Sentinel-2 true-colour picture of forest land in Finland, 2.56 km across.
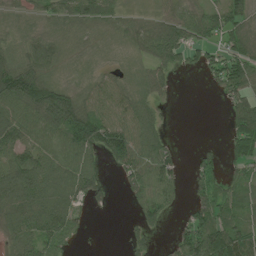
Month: June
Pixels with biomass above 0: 73%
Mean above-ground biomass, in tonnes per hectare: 55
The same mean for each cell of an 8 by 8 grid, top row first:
14 28 61 43 14 53 54 41
28 57 9 9 51 93 52 60
119 61 12 34 27 21 21 85
85 127 97 65 58 2 0 71
92 58 96 99 87 15 8 65
110 87 91 11 85 53 55 32
101 92 42 13 58 21 74 52
69 79 18 0 28 40 124 87
